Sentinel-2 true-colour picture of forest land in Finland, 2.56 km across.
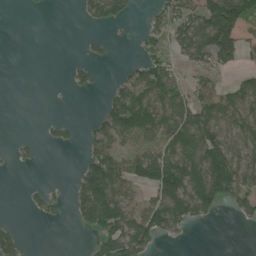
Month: July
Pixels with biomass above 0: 45%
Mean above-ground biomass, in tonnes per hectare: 57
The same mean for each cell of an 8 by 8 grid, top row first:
0 0 18 70 12 72 139 144
0 0 6 11 34 52 146 96
0 0 30 13 84 51 45 46
0 0 0 96 112 101 97 87
14 15 23 73 68 120 121 76
2 0 59 136 109 157 166 108
0 33 78 158 86 129 80 47
36 0 1 103 89 15 0 0
